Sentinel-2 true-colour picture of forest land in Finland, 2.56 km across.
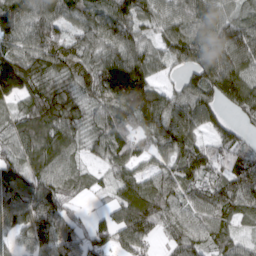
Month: March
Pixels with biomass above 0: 91%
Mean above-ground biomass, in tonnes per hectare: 85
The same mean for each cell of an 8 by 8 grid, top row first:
124 80 67 94 84 94 103 69
80 93 77 94 79 104 123 102
171 112 79 122 106 34 120 108
60 116 83 86 125 120 87 59
82 116 58 95 55 109 65 70
93 99 44 50 80 80 84 92
112 111 19 51 113 81 71 64
58 108 67 66 65 61 59 39
